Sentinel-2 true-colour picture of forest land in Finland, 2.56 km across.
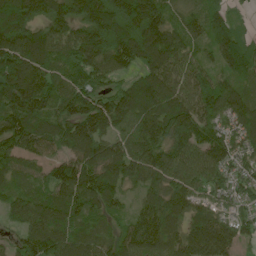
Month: June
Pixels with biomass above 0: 94%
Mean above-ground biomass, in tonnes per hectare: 115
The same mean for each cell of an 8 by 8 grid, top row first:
130 126 134 179 192 61 109 22
163 130 149 179 170 110 75 113
185 140 126 74 104 105 90 79
169 98 147 154 119 159 123 114
123 88 131 101 115 122 126 79
82 77 170 129 103 113 96 72
81 106 102 77 83 103 69 57
51 160 104 79 143 100 192 82
